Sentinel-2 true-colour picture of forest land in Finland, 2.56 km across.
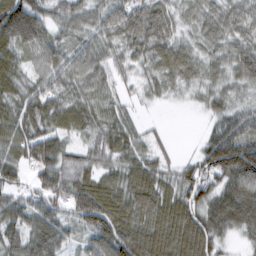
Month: February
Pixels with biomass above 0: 91%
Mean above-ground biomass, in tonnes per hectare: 70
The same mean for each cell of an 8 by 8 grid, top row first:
135 60 70 83 95 42 64 74
80 72 55 53 70 55 48 63
66 70 75 52 35 54 44 54
70 94 84 58 10 2 32 59
86 78 40 75 41 8 60 113
46 80 69 59 89 57 82 131
74 76 89 103 101 95 78 126
70 92 35 106 96 105 86 23
